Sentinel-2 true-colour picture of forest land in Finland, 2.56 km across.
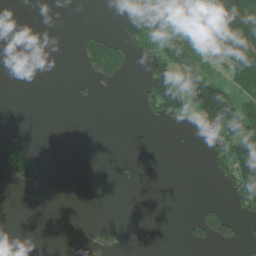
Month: July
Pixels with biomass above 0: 25%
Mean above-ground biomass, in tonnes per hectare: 31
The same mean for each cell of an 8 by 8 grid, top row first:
0 2 0 3 45 6 97 104
0 0 17 47 42 48 37 75
0 0 10 24 52 89 91 65
0 0 0 0 21 84 206 148
52 0 0 0 0 1 57 136
65 16 0 2 2 0 12 128
3 8 0 0 0 0 26 43
0 0 6 25 0 1 46 23
